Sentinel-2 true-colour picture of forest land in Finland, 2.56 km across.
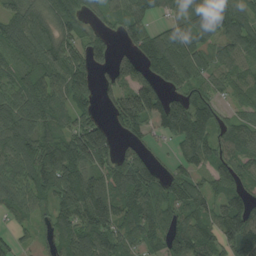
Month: August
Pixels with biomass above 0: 85%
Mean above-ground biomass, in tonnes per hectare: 101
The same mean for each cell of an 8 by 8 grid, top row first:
109 93 83 59 82 68 176 106
112 119 89 56 113 174 95 92
91 117 109 69 88 89 75 55
127 112 77 72 147 144 92 44
125 112 178 107 53 54 103 104
102 146 114 125 144 78 79 80
74 60 138 156 115 103 82 128
45 37 128 112 84 114 98 151
